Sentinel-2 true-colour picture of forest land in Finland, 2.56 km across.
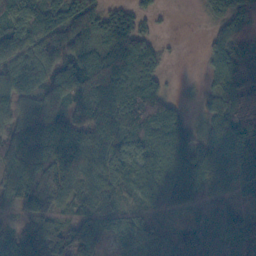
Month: November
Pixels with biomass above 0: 87%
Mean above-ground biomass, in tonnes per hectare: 101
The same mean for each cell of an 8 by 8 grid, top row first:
119 116 142 62 51 2 47 124
114 94 87 110 114 4 56 109
100 91 137 153 160 4 40 125
70 107 70 119 249 96 64 116
95 146 77 114 168 165 89 181
87 106 74 96 108 159 95 137
66 77 62 74 73 70 109 69
82 58 159 87 115 77 157 152
